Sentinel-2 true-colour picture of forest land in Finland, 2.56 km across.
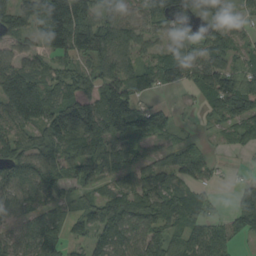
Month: August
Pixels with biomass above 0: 80%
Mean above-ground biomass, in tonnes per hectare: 79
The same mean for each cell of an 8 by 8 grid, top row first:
101 147 150 59 57 51 79 34
51 77 103 98 48 77 77 41
133 66 120 116 86 69 104 80
101 98 178 156 101 25 38 102
71 75 108 79 63 45 18 40
82 104 82 52 83 72 40 10
64 74 42 101 105 113 51 95
55 100 32 104 98 65 76 41
